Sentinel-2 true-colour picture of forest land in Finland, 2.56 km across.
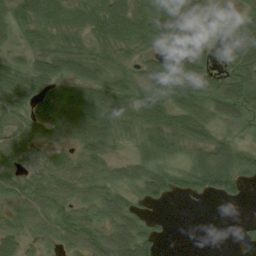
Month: August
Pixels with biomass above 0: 81%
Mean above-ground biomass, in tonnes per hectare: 47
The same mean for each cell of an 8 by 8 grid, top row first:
45 56 42 72 56 47 39 28
23 46 42 50 34 34 59 61
67 60 54 49 49 78 42 60
48 65 90 70 59 62 44 47
62 41 57 34 48 50 57 36
47 63 50 28 53 44 92 57
38 56 46 59 23 0 1 2
52 23 58 70 60 2 0 6
